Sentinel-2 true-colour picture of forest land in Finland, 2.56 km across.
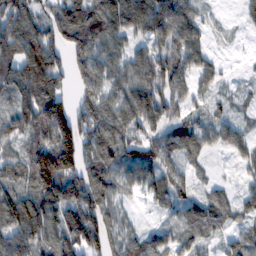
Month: February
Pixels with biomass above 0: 82%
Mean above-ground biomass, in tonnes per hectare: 83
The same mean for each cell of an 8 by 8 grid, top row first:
130 60 84 117 122 128 20 23
111 107 111 78 59 88 31 3
111 125 72 75 102 99 48 14
78 172 77 100 96 64 42 25
69 133 135 113 103 87 49 12
87 141 111 101 87 74 19 24
167 117 127 81 16 58 69 54
122 113 125 93 69 65 40 51
